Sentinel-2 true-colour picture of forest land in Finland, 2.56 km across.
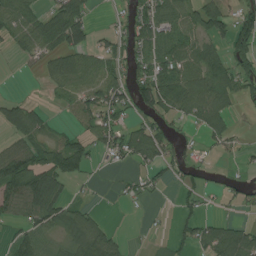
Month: July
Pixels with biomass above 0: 58%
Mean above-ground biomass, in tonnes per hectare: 50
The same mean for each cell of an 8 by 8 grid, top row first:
65 56 77 12 60 56 91 57
39 65 66 41 53 75 55 71
1 36 83 62 67 88 88 62
74 27 61 67 42 46 95 15
45 54 56 56 97 27 19 14
111 98 43 3 30 26 16 12
69 91 38 2 5 18 10 19
46 49 71 54 3 25 70 100
